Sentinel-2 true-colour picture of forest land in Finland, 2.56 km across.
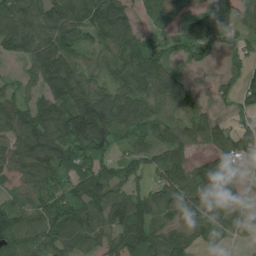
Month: July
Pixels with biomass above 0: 82%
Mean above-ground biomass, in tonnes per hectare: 87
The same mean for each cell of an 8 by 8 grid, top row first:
118 121 109 125 36 71 160 114
86 135 82 103 81 28 50 39
25 130 129 75 111 100 7 55
108 121 165 111 89 75 44 35
94 140 123 65 64 90 64 75
64 87 97 71 44 93 98 70
70 81 97 125 99 93 91 89
107 99 99 78 106 74 41 25
